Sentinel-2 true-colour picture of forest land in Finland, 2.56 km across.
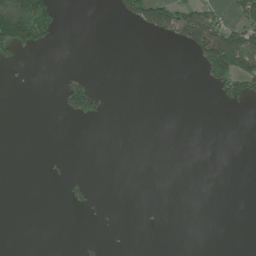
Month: June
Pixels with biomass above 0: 12%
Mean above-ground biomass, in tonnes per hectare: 20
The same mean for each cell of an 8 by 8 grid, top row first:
160 94 0 9 87 97 62 51
78 18 0 0 0 11 139 134
2 0 36 0 0 0 52 105
0 0 75 3 0 0 0 4
0 0 0 0 0 0 0 0
0 3 6 0 0 0 0 0
0 0 15 0 1 0 0 0
0 0 5 0 0 0 0 0
